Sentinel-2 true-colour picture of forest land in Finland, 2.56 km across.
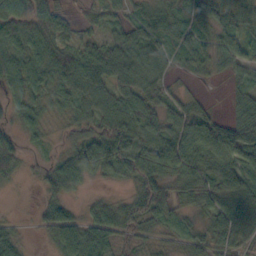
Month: October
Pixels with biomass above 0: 87%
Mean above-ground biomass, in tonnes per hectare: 53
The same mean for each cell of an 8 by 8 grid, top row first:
81 67 20 27 47 52 56 57
76 83 62 60 58 54 45 53
71 70 79 73 58 15 12 29
46 36 45 71 68 51 29 43
41 17 49 78 68 90 85 77
36 41 59 32 65 60 70 90
3 46 20 41 66 54 52 103
44 21 83 51 24 28 35 50
